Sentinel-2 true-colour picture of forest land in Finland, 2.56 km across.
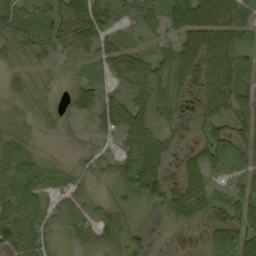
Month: September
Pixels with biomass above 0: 81%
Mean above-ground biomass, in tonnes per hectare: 43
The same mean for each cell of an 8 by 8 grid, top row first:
65 62 76 46 48 67 104 59
35 41 35 46 31 60 100 50
19 13 26 29 63 59 55 59
15 23 34 63 57 34 43 43
43 6 12 13 70 18 51 36
62 38 19 33 87 23 44 24
53 31 34 41 23 58 46 51
54 31 31 48 25 4 22 59
